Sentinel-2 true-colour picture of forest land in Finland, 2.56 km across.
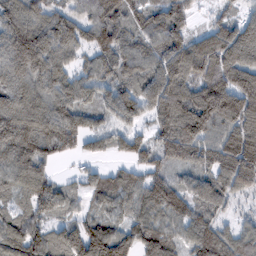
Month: February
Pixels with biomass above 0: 90%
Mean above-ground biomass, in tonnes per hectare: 111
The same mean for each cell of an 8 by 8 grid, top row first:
119 101 72 101 92 100 25 62
180 160 94 126 83 141 171 178
120 126 82 80 117 157 173 141
142 139 114 90 90 173 206 191
150 109 59 64 67 165 110 182
113 75 44 50 83 59 91 171
66 92 36 74 96 116 93 27
103 97 149 153 132 77 139 88
